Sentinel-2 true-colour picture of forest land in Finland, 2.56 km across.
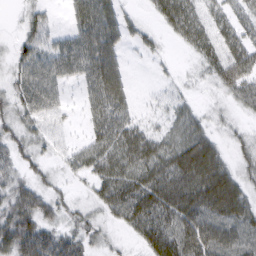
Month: March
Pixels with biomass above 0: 80%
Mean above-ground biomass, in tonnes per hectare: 46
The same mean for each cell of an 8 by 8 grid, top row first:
6 23 51 54 14 74 38 38
25 41 63 57 19 11 50 59
36 50 36 72 0 12 26 56
41 37 12 72 9 28 16 20
44 24 19 64 67 55 56 25
34 24 24 62 68 81 97 41
70 45 24 53 79 85 83 71
96 70 47 16 47 77 82 64
